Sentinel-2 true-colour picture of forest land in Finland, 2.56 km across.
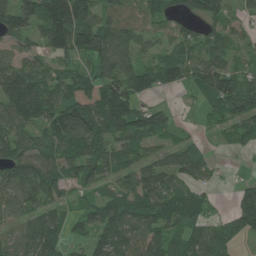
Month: June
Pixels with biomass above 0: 80%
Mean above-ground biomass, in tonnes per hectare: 79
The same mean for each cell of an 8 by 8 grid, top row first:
101 147 150 59 57 51 79 34
51 77 103 98 48 77 77 41
133 66 120 116 86 69 104 80
101 98 178 156 101 25 38 102
71 75 108 79 63 45 18 40
82 104 82 52 83 72 40 10
64 74 42 101 105 113 51 95
55 100 32 104 98 65 76 41
